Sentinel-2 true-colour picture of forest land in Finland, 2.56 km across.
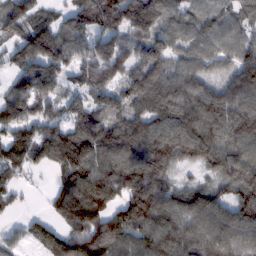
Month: February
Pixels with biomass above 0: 88%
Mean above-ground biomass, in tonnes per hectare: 122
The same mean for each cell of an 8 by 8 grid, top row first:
96 67 143 180 177 93 55 55
89 186 99 118 92 79 77 88
81 142 105 124 149 117 90 134
148 92 138 130 105 126 157 133
144 228 223 159 138 143 137 120
75 34 169 162 154 50 53 128
32 53 200 134 190 126 135 116
41 155 153 182 124 157 131 99
